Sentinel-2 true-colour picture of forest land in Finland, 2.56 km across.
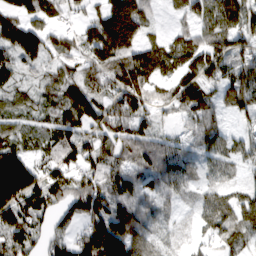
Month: March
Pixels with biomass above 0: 87%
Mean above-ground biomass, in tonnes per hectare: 89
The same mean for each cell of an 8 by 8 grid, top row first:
102 91 44 173 97 34 93 103
104 79 72 166 93 92 97 78
50 48 72 84 108 85 96 103
61 56 118 98 76 60 86 74
71 59 97 103 101 59 87 56
232 84 84 108 100 87 45 43
129 91 113 123 84 43 104 103
92 75 102 201 99 29 45 72
